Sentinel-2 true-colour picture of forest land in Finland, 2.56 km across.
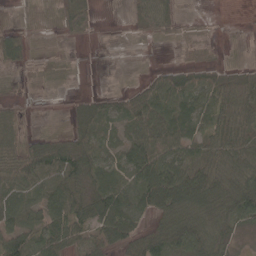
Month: April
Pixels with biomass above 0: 72%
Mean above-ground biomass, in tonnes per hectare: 45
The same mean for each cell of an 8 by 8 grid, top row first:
7 8 40 0 38 28 3 0
51 3 1 0 2 5 11 1
13 6 1 0 27 73 53 46
24 1 42 49 83 74 48 72
47 59 70 26 70 59 51 71
66 73 77 58 72 68 71 80
57 65 76 83 54 87 76 74
67 72 47 62 70 73 77 21
